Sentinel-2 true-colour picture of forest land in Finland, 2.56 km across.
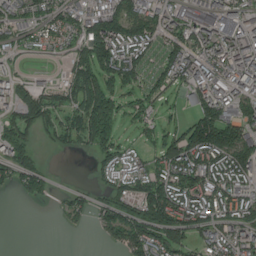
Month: July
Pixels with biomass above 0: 73%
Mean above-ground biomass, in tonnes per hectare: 97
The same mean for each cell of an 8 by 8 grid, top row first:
86 89 97 156 136 100 127 103
62 46 96 182 114 115 102 139
66 21 117 149 72 89 150 139
96 107 100 150 90 29 152 116
104 27 53 105 43 151 217 159
96 67 3 72 106 140 150 127
1 5 62 92 143 169 121 109
0 0 0 51 150 112 84 122
